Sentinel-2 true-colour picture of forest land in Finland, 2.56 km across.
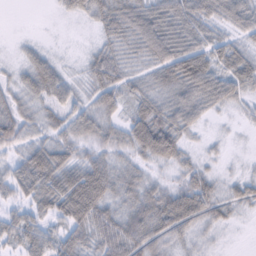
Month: February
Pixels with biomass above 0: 85%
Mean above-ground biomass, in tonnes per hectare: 46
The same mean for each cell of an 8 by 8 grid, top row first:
0 1 25 60 66 67 56 54
8 13 6 39 51 65 51 34
27 65 23 62 33 62 66 58
56 36 45 46 57 63 31 15
53 55 49 55 83 69 11 2
53 89 82 68 35 28 33 20
32 50 103 49 64 77 52 24
43 52 55 74 72 37 18 1
